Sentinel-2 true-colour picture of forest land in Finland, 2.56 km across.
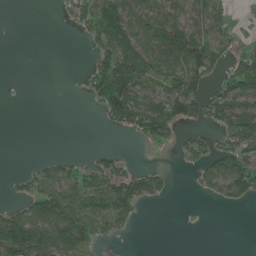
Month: June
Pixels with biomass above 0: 46%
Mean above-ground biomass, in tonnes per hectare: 53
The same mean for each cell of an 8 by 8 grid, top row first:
0 0 54 128 53 79 89 5
0 0 2 110 86 119 110 24
1 0 9 155 94 84 60 102
0 0 0 94 103 77 83 102
0 0 0 1 27 32 43 73
19 59 78 89 72 8 61 115
39 111 104 122 21 1 2 14
181 116 135 26 0 0 0 0
